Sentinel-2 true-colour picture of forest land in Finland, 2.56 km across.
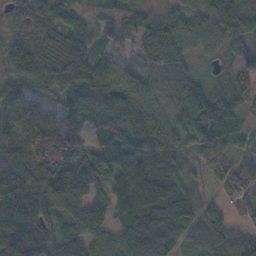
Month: November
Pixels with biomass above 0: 93%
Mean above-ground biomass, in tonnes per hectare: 82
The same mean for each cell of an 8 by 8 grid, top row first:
58 95 44 37 44 54 64 100
86 113 118 50 67 74 35 46
77 103 129 123 61 73 24 58
118 73 122 119 85 58 84 34
108 152 99 113 99 63 71 30
105 92 114 89 107 70 43 90
126 94 99 92 97 93 62 40
117 83 88 69 106 77 83 66
